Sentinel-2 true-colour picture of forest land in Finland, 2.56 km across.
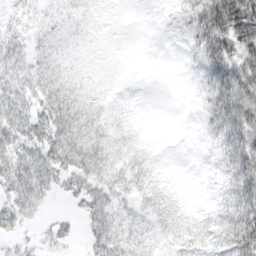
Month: March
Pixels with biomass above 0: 77%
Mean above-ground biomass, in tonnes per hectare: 31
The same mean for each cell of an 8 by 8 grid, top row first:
16 12 12 3 0 15 78 86
35 25 7 3 1 3 68 53
45 43 11 4 3 1 43 57
63 56 47 15 2 0 35 62
52 67 67 33 8 0 11 56
61 52 52 46 42 3 5 54
35 10 19 41 29 26 11 61
17 15 10 50 29 30 41 74
